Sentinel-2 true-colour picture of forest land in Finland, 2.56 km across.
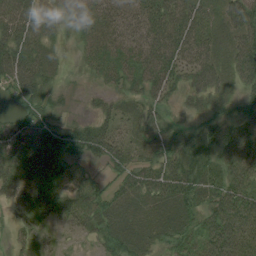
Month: August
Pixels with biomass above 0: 86%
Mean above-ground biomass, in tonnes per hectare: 46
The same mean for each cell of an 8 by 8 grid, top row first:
67 24 44 52 53 63 41 57
67 33 21 49 52 65 49 55
69 41 7 31 48 39 53 43
21 34 8 30 38 20 34 42
55 58 63 56 36 38 42 90
53 53 31 27 51 68 51 66
30 47 45 58 56 71 51 72
20 12 10 52 58 49 55 73
